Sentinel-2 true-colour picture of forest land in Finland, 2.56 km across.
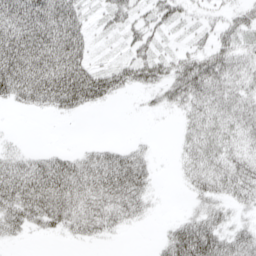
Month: April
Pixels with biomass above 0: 68%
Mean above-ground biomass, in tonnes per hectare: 37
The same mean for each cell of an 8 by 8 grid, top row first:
69 77 42 29 28 29 13 31
79 72 50 7 33 15 35 38
78 81 89 60 45 54 65 37
6 19 25 1 6 16 41 42
7 3 6 16 10 10 41 32
57 67 60 71 39 7 48 53
56 60 48 49 23 1 31 22
12 3 18 8 0 56 70 47
